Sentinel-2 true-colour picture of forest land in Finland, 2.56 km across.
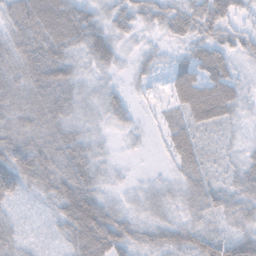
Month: November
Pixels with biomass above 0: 90%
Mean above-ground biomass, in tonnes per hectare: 41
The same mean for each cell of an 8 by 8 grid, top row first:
48 63 51 34 36 43 61 23
56 61 44 48 17 17 42 31
55 74 34 15 18 37 52 25
57 61 33 33 6 25 62 24
66 62 45 12 6 40 19 19
71 67 64 18 7 22 29 37
16 21 106 43 33 31 47 48
33 12 63 78 47 58 64 61
